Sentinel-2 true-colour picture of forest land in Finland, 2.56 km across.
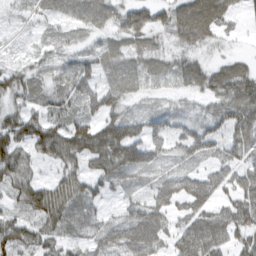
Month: March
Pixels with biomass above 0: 83%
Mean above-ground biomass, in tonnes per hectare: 50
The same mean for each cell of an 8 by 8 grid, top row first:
11 29 44 44 16 50 88 16
10 23 20 45 46 33 26 3
46 31 67 46 31 29 61 80
50 47 51 56 34 34 34 89
79 84 90 116 98 50 70 69
67 17 51 64 41 50 46 47
40 95 43 13 64 43 52 72
70 50 30 63 95 43 83 39
